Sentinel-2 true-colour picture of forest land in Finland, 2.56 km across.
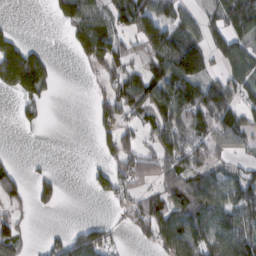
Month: February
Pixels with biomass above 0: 56%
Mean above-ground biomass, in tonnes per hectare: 63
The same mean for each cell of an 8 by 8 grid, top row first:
1 13 100 70 122 65 39 98
84 11 65 94 83 124 77 66
135 65 4 69 83 129 80 72
18 10 0 81 62 106 122 79
1 1 0 72 44 109 80 45
42 25 0 72 59 101 86 57
36 19 0 19 82 103 111 94
69 23 70 42 31 128 101 111
